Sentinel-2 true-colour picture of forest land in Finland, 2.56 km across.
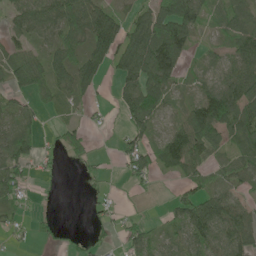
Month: June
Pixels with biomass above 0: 69%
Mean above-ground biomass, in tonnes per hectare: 53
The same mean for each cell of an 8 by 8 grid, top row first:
61 93 113 66 67 153 52 51
40 49 63 101 130 134 17 60
65 75 88 31 110 59 32 84
41 21 18 17 105 20 101 99
77 7 33 8 56 73 71 49
64 13 9 5 55 25 40 56
31 3 0 18 6 37 83 58
10 10 12 11 45 42 76 76
